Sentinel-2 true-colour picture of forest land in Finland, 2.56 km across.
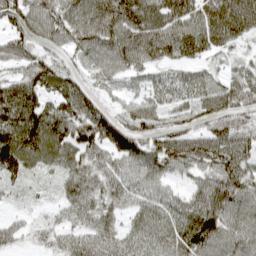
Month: April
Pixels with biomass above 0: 88%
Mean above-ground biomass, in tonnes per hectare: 76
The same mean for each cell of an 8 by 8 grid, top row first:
83 85 94 121 104 97 101 125
67 52 69 100 113 102 80 30
61 97 58 48 44 53 55 55
115 94 103 60 73 58 83 73
148 101 98 109 86 88 92 78
60 26 84 73 75 44 70 97
14 15 63 52 60 65 116 103
29 26 48 54 61 82 118 92
